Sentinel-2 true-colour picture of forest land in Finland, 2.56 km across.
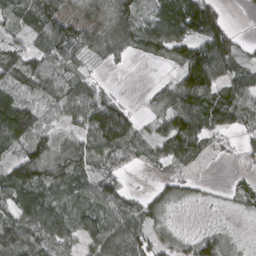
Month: March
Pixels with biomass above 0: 79%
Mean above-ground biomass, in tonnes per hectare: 63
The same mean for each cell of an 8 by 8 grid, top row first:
41 64 40 81 60 127 116 5
34 67 62 55 67 93 110 30
53 66 57 5 1 57 124 66
92 36 93 140 18 115 113 81
58 83 73 106 56 102 51 23
81 91 74 71 6 37 5 15
71 82 61 70 54 24 10 29
107 85 47 93 66 42 73 21
